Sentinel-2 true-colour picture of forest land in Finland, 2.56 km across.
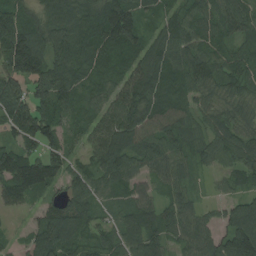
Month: August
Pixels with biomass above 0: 93%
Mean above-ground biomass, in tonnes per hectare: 86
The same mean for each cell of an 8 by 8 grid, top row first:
117 94 107 157 72 64 86 98
172 105 113 110 90 101 87 54
102 123 82 77 107 88 94 75
110 98 65 97 108 97 71 80
75 95 45 110 89 97 81 89
132 123 72 88 62 76 30 68
48 61 90 40 75 72 30 62
18 127 76 57 90 60 68 120
